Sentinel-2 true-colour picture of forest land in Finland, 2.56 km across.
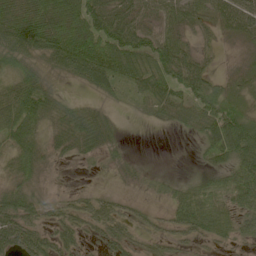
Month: May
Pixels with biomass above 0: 78%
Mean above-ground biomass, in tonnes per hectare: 44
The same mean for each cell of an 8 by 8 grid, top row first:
75 114 91 70 50 48 42 77
71 76 114 77 69 57 16 10
53 25 38 61 60 61 49 15
83 51 33 16 21 42 61 50
56 36 40 27 0 0 51 90
45 10 5 10 14 9 28 64
64 25 30 28 12 37 61 46
63 43 30 39 19 25 27 28
